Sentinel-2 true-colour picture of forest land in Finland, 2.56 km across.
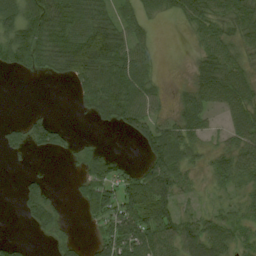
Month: August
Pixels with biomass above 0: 66%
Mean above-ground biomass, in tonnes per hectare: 51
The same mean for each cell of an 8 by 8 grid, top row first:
73 100 92 52 37 32 68 72
113 92 124 100 33 0 53 41
4 13 74 97 61 4 78 68
0 14 14 79 59 32 40 67
33 62 13 2 53 71 22 57
6 17 30 64 70 75 26 53
15 62 24 87 116 56 17 27
13 12 16 85 85 77 82 35
